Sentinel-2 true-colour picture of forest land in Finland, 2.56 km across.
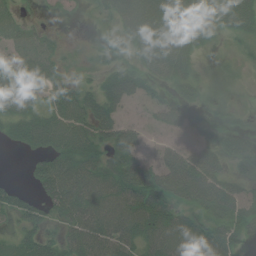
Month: July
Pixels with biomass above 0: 85%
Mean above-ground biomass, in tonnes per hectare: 51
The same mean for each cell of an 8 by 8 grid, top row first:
36 8 8 39 88 79 71 69
47 48 16 26 59 66 21 19
82 66 29 41 36 46 22 15
66 60 70 46 11 46 26 19
34 70 83 51 25 28 40 58
2 71 78 82 72 85 82 41
53 51 75 86 84 51 60 47
36 44 62 60 60 75 71 60
